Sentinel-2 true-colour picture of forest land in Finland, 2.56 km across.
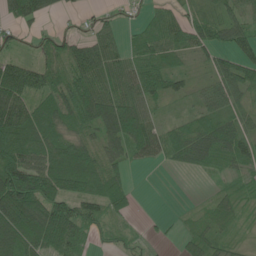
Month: June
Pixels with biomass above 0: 80%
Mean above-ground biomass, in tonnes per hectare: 53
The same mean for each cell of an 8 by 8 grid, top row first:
51 31 20 16 27 43 34 35
25 41 54 50 67 55 54 51
103 66 67 63 75 41 31 74
97 73 89 87 59 14 47 36
87 83 65 64 75 61 71 55
110 91 90 54 1 4 16 29
130 101 58 53 1 2 31 38
93 91 46 25 16 11 49 19
